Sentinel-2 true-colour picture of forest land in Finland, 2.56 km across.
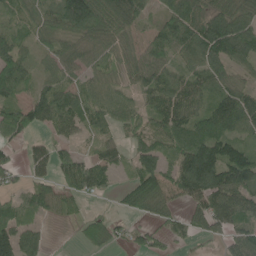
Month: June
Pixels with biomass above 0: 78%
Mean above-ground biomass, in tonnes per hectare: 65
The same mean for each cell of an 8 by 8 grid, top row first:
32 56 147 102 41 88 95 83
69 35 43 51 56 78 132 116
90 45 45 40 73 69 77 44
73 74 57 64 53 92 79 99
29 40 24 41 64 83 121 63
23 43 82 33 84 83 141 99
60 63 23 10 56 33 87 83
110 24 28 46 41 30 27 67
